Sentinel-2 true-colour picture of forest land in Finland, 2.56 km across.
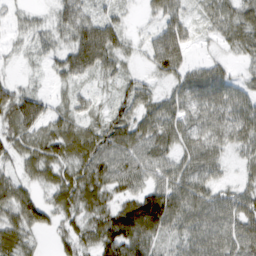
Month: March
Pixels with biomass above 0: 81%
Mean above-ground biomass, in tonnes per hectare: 43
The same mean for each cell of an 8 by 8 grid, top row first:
11 12 48 25 12 42 31 49
7 23 73 65 22 84 8 40
14 10 28 25 20 43 56 22
42 8 28 37 47 44 49 54
31 42 63 63 55 46 52 41
27 33 50 59 43 52 41 17
55 18 48 58 138 71 61 57
57 5 43 94 74 29 61 72
